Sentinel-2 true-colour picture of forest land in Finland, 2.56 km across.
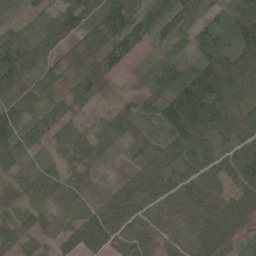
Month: May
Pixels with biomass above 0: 91%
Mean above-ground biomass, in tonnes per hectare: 64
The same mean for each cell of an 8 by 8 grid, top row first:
19 53 79 87 61 79 44 90
88 54 57 88 28 35 86 79
78 58 55 25 28 101 126 75
74 44 34 52 51 125 118 67
63 35 63 63 55 79 61 68
32 52 42 13 81 82 93 79
39 43 45 79 71 91 84 72
66 30 60 42 62 65 101 41
